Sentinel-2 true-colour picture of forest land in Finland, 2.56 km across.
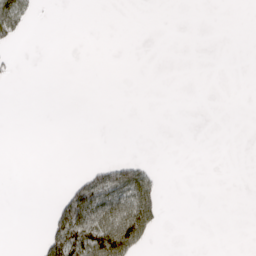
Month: April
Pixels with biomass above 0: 12%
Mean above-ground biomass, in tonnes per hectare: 16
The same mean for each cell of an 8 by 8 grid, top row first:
68 1 0 0 0 0 0 0
9 0 0 0 0 0 0 0
4 0 0 0 0 0 0 0
0 0 0 0 0 0 0 0
0 0 0 0 0 0 0 0
0 0 30 94 54 0 0 0
0 14 124 82 112 0 0 0
0 81 111 169 57 0 0 0
